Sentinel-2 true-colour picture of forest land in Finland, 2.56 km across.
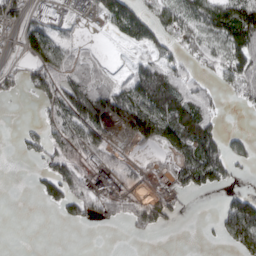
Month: March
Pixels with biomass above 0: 56%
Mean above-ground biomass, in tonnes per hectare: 61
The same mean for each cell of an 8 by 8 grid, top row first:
65 76 22 104 85 100 122 170
29 106 25 7 61 53 62 131
34 86 74 38 100 75 30 100
0 52 113 117 172 114 69 9
10 68 89 38 56 103 119 36
0 67 78 85 22 71 129 16
0 28 64 55 84 34 0 121
0 0 0 0 12 0 3 94
